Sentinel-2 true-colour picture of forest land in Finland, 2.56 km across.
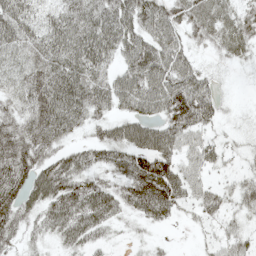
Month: May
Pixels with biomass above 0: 85%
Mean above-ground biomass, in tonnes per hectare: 63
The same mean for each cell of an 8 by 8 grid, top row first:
75 45 89 96 95 63 65 55
57 67 87 78 85 72 27 40
50 75 78 57 90 90 41 3
50 85 63 42 63 125 91 7
88 66 33 84 84 72 37 19
101 80 75 55 145 87 25 29
94 73 102 74 94 60 51 46
39 31 61 21 15 4 17 40
